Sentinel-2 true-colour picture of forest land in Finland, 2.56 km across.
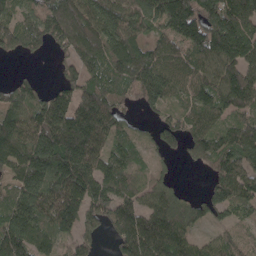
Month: April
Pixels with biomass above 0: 85%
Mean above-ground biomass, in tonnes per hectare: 137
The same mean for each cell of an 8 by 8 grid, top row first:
111 178 187 158 185 248 178 209
75 78 161 165 135 112 203 203
51 14 145 124 216 133 135 206
123 209 200 122 48 89 145 119
144 237 210 106 54 84 149 186
129 200 184 136 55 23 63 167
178 145 141 136 122 121 100 103
198 112 82 64 217 141 53 71
